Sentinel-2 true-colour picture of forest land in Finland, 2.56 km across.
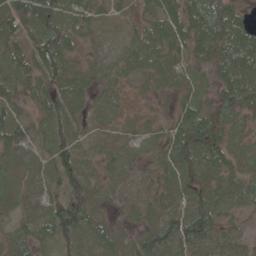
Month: May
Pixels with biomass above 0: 86%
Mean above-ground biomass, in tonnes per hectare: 37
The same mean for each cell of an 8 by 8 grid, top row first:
64 62 36 21 26 55 71 33
48 72 22 15 51 43 45 59
50 43 38 21 26 27 21 48
42 37 31 17 11 31 40 36
39 40 38 23 19 49 64 19
29 31 43 29 15 32 41 36
29 51 54 18 29 25 51 29
32 29 41 27 40 56 47 23
